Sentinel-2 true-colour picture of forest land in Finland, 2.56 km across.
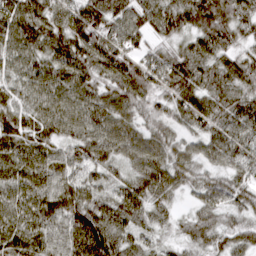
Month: March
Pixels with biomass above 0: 97%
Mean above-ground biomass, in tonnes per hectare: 70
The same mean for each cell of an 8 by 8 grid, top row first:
89 84 95 85 76 92 105 70
70 80 92 84 46 50 70 52
55 74 78 68 81 90 68 68
66 72 76 71 60 60 76 80
70 63 67 78 80 65 73 87
70 78 65 43 90 80 54 69
74 75 79 67 58 26 56 51
64 66 90 80 39 33 53 54
